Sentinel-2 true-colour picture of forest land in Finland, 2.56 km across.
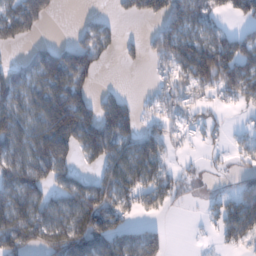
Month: January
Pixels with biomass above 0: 62%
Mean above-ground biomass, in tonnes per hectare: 83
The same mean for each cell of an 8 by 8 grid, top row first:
111 63 12 21 73 112 80 66
24 55 113 33 38 153 154 123
80 142 108 1 2 88 131 143
109 163 177 142 25 61 34 16
110 167 127 131 99 25 18 23
116 97 64 101 94 44 9 30
134 106 145 103 46 16 18 99
153 118 155 126 98 0 2 68
